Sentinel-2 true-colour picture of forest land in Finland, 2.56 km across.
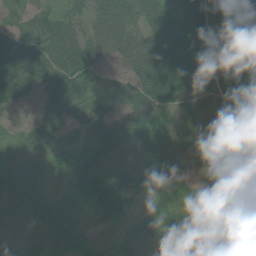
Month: July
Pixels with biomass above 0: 89%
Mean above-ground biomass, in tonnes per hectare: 51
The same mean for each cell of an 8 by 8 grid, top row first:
31 37 33 98 79 52 86 69
72 58 73 75 77 98 72 83
64 53 65 48 72 76 57 82
12 31 44 47 73 48 54 72
12 36 30 59 64 68 90 59
23 11 43 53 69 33 41 62
17 21 13 52 22 33 20 57
13 16 11 13 66 82 63 46
